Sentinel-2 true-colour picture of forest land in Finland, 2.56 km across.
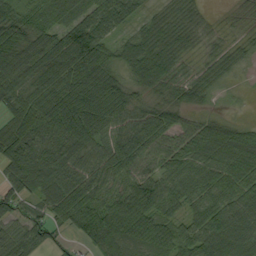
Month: September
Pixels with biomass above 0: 91%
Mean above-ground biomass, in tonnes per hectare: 70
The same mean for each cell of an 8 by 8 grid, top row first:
63 74 72 80 31 55 16 13
84 87 129 48 93 71 22 24
94 102 121 84 72 62 42 8
66 100 152 107 49 57 21 5
94 83 105 82 92 57 83 77
73 100 81 70 64 68 67 69
54 66 89 59 77 41 66 76
60 57 29 74 97 75 87 75
